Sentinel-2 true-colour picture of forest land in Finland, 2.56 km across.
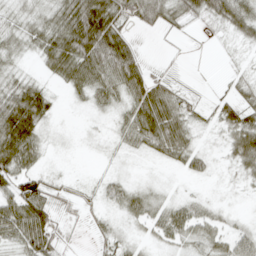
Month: April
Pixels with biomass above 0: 68%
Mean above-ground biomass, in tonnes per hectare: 31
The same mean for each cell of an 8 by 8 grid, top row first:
14 24 89 75 50 32 43 54
15 44 81 91 9 3 2 10
18 15 41 55 54 14 1 14
101 33 3 15 59 46 11 41
89 11 1 6 32 54 4 53
56 16 2 11 2 4 16 14
65 48 10 14 31 30 14 1
43 62 3 18 8 24 30 32
